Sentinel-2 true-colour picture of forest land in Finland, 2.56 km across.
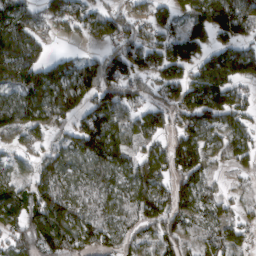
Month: March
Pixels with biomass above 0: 78%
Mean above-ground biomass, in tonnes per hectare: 99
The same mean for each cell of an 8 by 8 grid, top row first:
151 72 77 82 59 72 138 150
206 46 15 72 98 97 83 97
171 158 132 156 86 92 167 96
137 142 99 129 79 80 130 95
44 44 122 171 72 98 100 90
53 97 84 91 136 100 56 20
145 161 87 75 103 115 71 23
82 142 118 84 79 98 65 48
